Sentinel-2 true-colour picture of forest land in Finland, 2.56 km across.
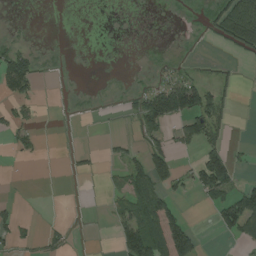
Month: August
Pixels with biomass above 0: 35%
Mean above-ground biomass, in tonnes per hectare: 32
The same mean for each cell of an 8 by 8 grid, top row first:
3 0 0 1 1 4 33 167
37 9 1 2 3 7 2 74
108 4 3 6 10 40 23 16
38 1 7 4 94 102 107 3
23 2 1 12 41 41 62 7
1 0 10 12 75 43 119 25
13 0 3 19 86 39 26 124
23 16 3 15 126 114 3 38
